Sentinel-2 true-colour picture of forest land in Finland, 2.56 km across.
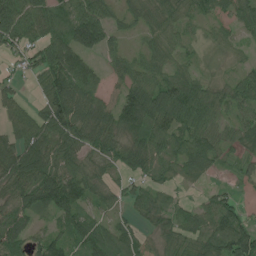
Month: July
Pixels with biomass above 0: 83%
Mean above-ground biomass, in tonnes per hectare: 62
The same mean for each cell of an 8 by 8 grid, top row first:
112 71 109 48 44 43 38 52
50 81 111 48 36 38 21 18
23 87 94 26 70 64 29 50
64 99 89 71 111 91 72 46
70 82 82 66 70 67 68 44
81 94 71 30 52 41 31 19
74 69 70 37 51 40 56 39
61 70 61 76 39 45 84 114
